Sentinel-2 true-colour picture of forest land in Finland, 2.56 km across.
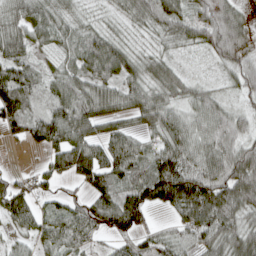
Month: April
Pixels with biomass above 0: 88%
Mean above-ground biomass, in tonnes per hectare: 75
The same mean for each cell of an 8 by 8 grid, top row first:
63 72 36 28 63 55 76 84
79 36 82 93 27 32 55 118
111 50 88 75 78 66 25 74
109 60 98 75 87 67 90 51
19 80 108 89 42 103 89 80
31 58 87 92 85 145 116 131
94 35 53 106 95 100 160 100
33 64 57 36 44 62 83 97
